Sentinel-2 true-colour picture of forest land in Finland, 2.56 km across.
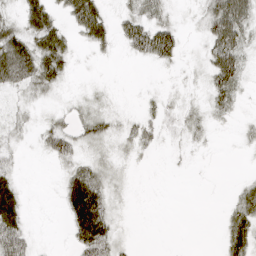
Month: April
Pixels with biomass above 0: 58%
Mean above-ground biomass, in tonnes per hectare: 24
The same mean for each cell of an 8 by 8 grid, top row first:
22 48 65 19 36 8 38 68
72 64 9 14 51 38 35 51
49 43 3 1 1 4 28 36
16 11 16 17 12 15 19 8
15 31 25 16 21 8 7 6
24 1 54 17 1 1 1 4
53 1 94 21 0 0 0 35
84 2 49 33 0 0 0 38
